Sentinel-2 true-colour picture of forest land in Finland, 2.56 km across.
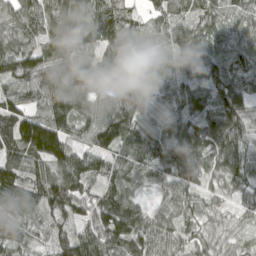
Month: April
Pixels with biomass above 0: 96%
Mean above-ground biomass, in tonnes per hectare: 81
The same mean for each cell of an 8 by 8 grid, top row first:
66 90 92 102 37 63 59 45
71 71 78 73 39 66 79 51
94 116 114 106 73 56 77 90
103 106 81 105 87 72 85 95
125 191 63 102 101 93 98 77
105 95 103 84 59 87 49 78
81 87 75 138 47 59 34 39
78 44 97 132 101 62 59 26
